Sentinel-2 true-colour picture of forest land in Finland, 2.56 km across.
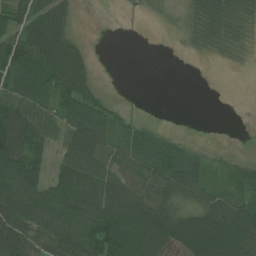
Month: July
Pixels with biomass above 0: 71%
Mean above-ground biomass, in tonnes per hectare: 58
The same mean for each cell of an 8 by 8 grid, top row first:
58 80 3 0 6 8 52 50
78 93 25 0 0 2 19 18
81 71 62 0 0 0 0 0
103 60 113 41 2 0 0 0
108 53 114 83 97 34 6 0
101 57 99 79 84 87 39 51
102 108 112 115 112 59 84 87
92 64 88 108 120 119 130 120
